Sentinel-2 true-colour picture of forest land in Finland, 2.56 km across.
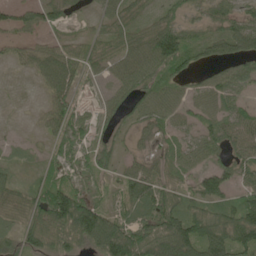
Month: June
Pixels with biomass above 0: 79%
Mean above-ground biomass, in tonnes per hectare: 56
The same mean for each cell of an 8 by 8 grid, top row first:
46 54 16 41 32 44 47 60
26 44 43 45 72 122 54 67
2 59 40 33 63 50 37 57
2 50 35 39 58 47 50 52
15 26 57 41 20 36 54 63
23 32 31 29 70 45 64 47
48 132 126 35 66 77 71 84
45 86 81 121 115 142 104 98
